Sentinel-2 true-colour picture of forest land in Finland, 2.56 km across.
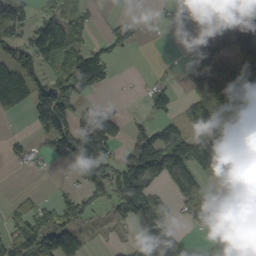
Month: September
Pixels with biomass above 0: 52%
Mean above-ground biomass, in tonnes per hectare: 91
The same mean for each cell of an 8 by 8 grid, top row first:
158 89 54 14 5 30 121 108
76 222 92 63 6 0 110 145
142 116 210 40 6 16 124 102
56 141 116 67 20 34 130 167
24 53 243 153 146 182 177 260
2 4 91 180 218 138 59 154
0 4 93 96 238 56 100 2
0 26 50 4 123 112 35 24
